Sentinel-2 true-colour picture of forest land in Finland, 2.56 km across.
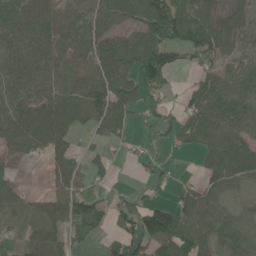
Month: June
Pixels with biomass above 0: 73%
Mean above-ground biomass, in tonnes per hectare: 58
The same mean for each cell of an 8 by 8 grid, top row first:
98 67 64 51 101 103 64 39
69 66 48 82 106 78 73 38
62 51 33 81 94 13 56 77
69 76 74 100 52 43 92 85
48 62 15 35 24 37 66 70
17 20 44 18 18 13 44 54
34 45 63 45 81 69 58 21
34 56 20 38 118 112 49 55
